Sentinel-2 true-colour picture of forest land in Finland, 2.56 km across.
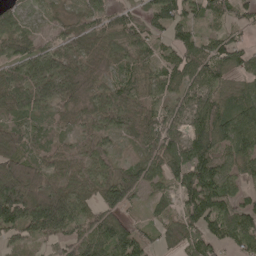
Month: May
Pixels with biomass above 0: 87%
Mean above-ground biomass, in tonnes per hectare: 71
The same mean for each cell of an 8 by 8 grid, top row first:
52 17 38 60 49 75 57 50
85 48 57 46 47 63 62 51
82 95 46 49 59 68 78 46
74 59 44 90 64 66 92 97
82 46 49 41 73 87 106 97
114 75 59 82 83 73 108 62
161 171 78 93 28 54 131 83
41 58 94 108 47 49 68 79
